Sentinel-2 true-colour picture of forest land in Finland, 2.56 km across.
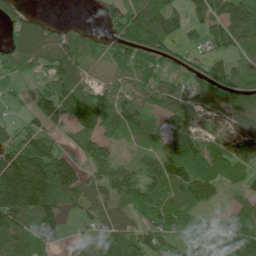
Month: June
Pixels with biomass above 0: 80%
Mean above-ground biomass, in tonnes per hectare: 95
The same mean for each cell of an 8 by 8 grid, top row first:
75 24 2 73 148 80 133 185
112 107 70 81 115 54 77 117
49 90 68 29 48 45 101 97
16 96 195 87 77 102 70 111
144 94 95 55 48 114 68 121
270 240 84 95 82 136 99 58
189 164 66 72 105 108 56 48
121 82 51 99 111 65 93 120
